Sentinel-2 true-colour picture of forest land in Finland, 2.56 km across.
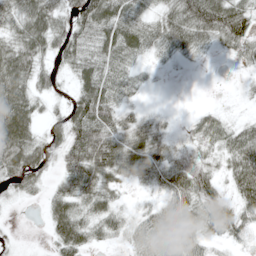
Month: May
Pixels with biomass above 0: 79%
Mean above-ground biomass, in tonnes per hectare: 46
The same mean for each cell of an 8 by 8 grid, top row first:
55 71 67 75 36 52 80 57
63 47 60 66 44 43 21 37
82 28 44 57 12 1 1 6
92 17 68 56 19 3 20 4
92 41 78 70 72 24 32 68
56 27 72 43 42 67 51 76
4 35 49 42 17 67 58 57
6 18 64 21 51 73 33 24
